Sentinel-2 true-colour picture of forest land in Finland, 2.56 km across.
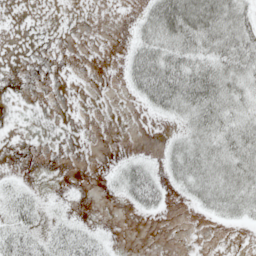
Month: May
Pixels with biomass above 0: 43%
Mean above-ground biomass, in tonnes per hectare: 18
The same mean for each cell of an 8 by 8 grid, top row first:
0 0 0 0 19 74 67 38
0 0 0 0 35 43 42 48
0 0 0 0 52 56 56 36
0 0 0 0 7 28 45 30
0 0 0 0 1 18 35 42
4 0 0 9 39 23 40 42
30 7 0 0 24 2 24 31
37 20 35 5 0 0 0 0
